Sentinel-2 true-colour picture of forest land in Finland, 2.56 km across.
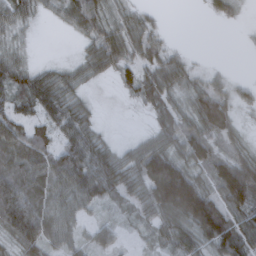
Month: March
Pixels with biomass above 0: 79%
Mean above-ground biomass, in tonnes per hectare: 54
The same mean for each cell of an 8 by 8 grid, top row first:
48 13 67 43 29 0 11 15
22 0 17 71 57 17 0 2
69 62 34 23 78 57 37 14
60 66 47 1 19 59 112 32
71 58 86 27 45 59 76 34
80 74 96 86 93 160 54 127
127 59 50 18 48 121 131 83
62 62 31 37 16 62 73 85
